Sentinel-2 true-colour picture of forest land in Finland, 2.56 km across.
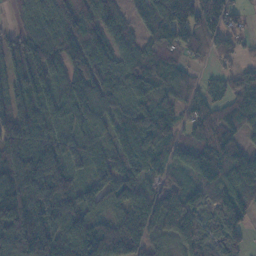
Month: November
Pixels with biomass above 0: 88%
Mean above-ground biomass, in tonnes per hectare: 106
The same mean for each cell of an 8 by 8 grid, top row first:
44 133 128 97 110 193 117 44
88 150 121 66 88 103 71 37
105 99 130 83 126 82 36 71
138 92 101 97 98 66 87 102
117 106 87 88 94 85 126 77
164 176 46 91 96 76 125 132
189 118 99 86 99 174 87 123
193 145 178 171 117 102 67 36
